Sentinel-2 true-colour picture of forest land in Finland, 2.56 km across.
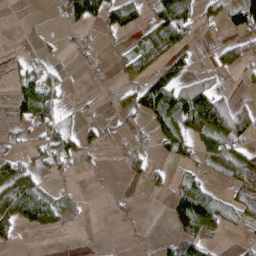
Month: April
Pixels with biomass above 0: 43%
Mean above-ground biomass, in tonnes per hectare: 41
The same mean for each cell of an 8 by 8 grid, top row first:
0 3 92 58 35 135 27 94
3 10 13 7 59 64 8 54
44 73 5 7 57 65 26 13
37 83 11 17 77 115 133 46
15 82 54 9 11 70 53 44
82 24 5 0 40 15 23 41
133 87 8 4 2 85 99 26
34 1 0 0 3 71 44 8
